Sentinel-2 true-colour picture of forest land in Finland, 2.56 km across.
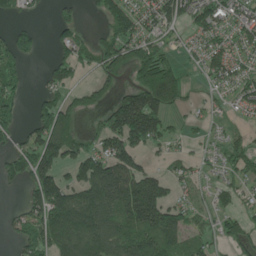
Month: June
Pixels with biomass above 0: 63%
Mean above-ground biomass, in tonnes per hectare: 81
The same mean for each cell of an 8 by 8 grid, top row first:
36 14 27 105 73 102 100 62
100 19 77 95 86 25 60 52
56 51 29 45 119 108 40 65
57 112 60 102 205 34 23 33
56 177 79 110 89 23 25 39
86 123 100 180 111 38 19 48
19 164 186 158 207 81 34 37
56 157 158 124 144 104 35 72
